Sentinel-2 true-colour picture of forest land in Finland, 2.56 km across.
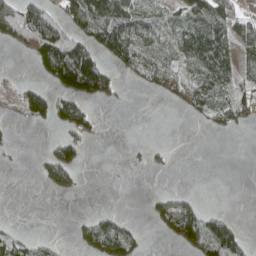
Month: April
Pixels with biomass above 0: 41%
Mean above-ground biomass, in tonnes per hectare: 42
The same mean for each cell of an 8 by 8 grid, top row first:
109 79 95 100 64 41 85 38
31 137 90 76 50 64 90 48
10 42 178 45 30 49 81 43
13 58 55 1 0 6 49 64
4 18 42 0 10 1 0 0
0 51 20 0 1 1 0 0
0 0 0 6 5 99 15 0
42 17 29 133 16 51 110 66
